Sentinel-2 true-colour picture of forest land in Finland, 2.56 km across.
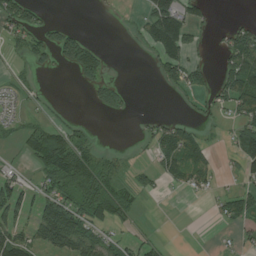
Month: July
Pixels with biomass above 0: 43%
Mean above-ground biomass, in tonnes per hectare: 37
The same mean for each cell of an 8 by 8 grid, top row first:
63 11 0 3 38 108 20 5
20 42 73 2 25 111 9 92
17 2 20 16 0 52 29 98
12 12 2 21 2 4 18 53
18 90 47 4 12 85 19 60
29 60 109 45 19 46 29 27
69 69 73 84 8 0 5 50
73 78 111 43 25 0 0 22
